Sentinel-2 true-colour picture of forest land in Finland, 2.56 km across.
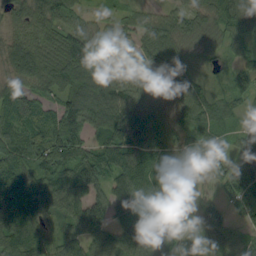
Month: September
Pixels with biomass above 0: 93%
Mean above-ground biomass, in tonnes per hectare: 82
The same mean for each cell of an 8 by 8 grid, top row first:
58 95 44 37 44 54 64 100
86 113 118 50 67 74 35 46
77 103 129 123 61 73 24 58
118 73 122 119 85 58 84 34
108 152 99 113 99 63 71 30
105 92 114 89 107 70 43 90
126 94 99 92 97 93 62 40
117 83 88 69 106 77 83 66
